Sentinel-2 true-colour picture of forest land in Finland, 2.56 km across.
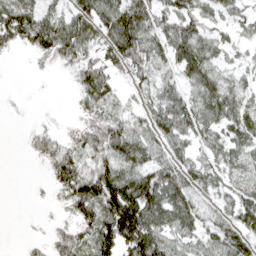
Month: April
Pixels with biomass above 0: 71%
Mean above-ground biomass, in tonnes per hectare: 55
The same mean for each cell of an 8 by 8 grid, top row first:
86 58 88 92 85 71 42 27
30 74 93 87 82 82 56 22
0 3 56 51 39 42 66 26
2 3 25 47 43 74 73 61
0 50 60 89 76 52 43 56
0 26 96 94 80 70 48 35
0 8 74 113 126 79 29 68
1 25 52 90 105 42 49 69
